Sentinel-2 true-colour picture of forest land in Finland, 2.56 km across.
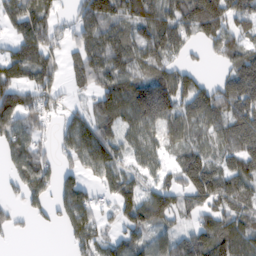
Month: February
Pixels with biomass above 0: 75%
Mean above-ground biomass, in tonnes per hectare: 94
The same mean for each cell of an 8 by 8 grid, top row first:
113 93 87 122 128 124 167 78
94 108 92 133 102 84 50 97
106 87 65 109 111 122 43 131
159 76 46 110 145 97 106 105
109 42 124 101 90 68 82 108
74 73 66 79 55 69 157 92
39 49 125 54 125 95 87 98
10 0 88 71 83 92 157 147
